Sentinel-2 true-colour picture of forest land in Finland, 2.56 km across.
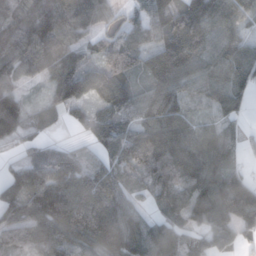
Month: November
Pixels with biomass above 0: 88%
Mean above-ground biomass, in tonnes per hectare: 98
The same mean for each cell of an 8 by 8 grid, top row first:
91 126 119 53 63 114 90 85
124 131 69 91 83 142 102 94
66 62 115 103 55 113 99 94
145 69 51 87 101 114 41 59
44 47 35 93 153 172 114 46
65 113 110 97 97 137 148 89
104 134 144 135 49 95 153 183
75 106 100 135 128 85 74 58
